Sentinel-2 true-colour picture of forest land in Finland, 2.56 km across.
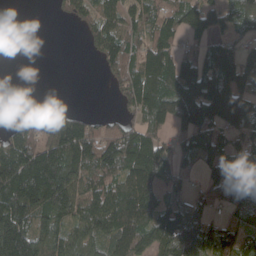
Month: April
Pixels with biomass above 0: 73%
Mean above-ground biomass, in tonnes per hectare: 97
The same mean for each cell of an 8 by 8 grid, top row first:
1 3 58 91 88 92 110 91
3 0 6 110 111 78 71 57
0 0 0 55 158 159 128 94
2 83 38 21 125 141 123 113
154 165 187 138 172 67 105 69
208 227 128 108 139 58 55 39
191 159 115 148 144 99 61 71
233 130 121 105 116 149 95 71
